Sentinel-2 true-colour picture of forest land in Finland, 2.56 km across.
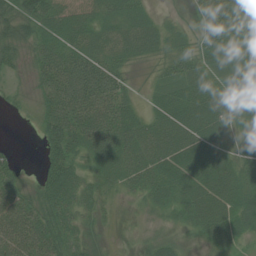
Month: July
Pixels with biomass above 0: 87%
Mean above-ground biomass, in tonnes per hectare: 51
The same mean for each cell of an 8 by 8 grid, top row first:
52 64 50 54 43 6 75 102
41 55 63 56 53 40 73 94
16 64 94 66 6 54 53 71
12 51 67 60 29 71 81 57
3 45 54 77 66 75 73 34
31 52 42 46 62 66 76 60
60 54 41 11 18 38 73 64
62 61 43 7 13 21 36 37
